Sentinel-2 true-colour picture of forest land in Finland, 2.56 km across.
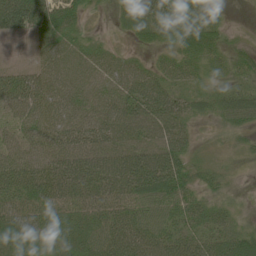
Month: June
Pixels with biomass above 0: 90%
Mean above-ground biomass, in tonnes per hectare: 46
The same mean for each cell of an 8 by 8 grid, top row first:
103 73 33 17 73 72 44 3
3 38 39 17 23 48 50 25
46 48 45 42 54 40 24 29
34 46 43 52 72 52 26 60
38 42 51 53 60 59 10 19
62 71 79 90 96 74 29 4
45 49 43 50 42 46 29 7
41 38 48 62 56 50 44 61
